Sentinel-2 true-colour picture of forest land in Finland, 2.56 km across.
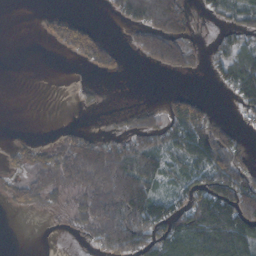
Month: October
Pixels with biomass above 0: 50%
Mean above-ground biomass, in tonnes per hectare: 50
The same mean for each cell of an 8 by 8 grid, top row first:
0 10 6 20 110 106 20 43
0 5 62 27 59 91 16 62
0 0 1 5 0 2 10 90
0 0 3 1 16 46 30 32
13 16 51 46 52 74 108 32
24 50 82 135 106 46 110 88
20 18 41 111 136 70 146 144
0 0 12 108 102 111 120 129
